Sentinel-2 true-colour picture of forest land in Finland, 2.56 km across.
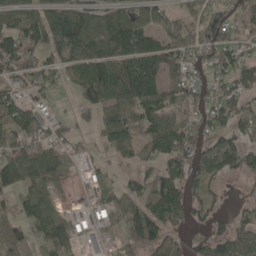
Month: May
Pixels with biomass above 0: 71%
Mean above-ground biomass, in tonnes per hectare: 76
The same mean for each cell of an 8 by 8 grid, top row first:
60 109 105 94 73 60 83 62
95 102 150 142 161 98 86 79
57 51 114 126 200 55 42 74
94 37 36 94 109 66 65 69
99 65 22 81 82 106 62 64
102 75 18 23 56 83 64 47
46 51 20 70 95 96 50 17
100 92 38 11 99 67 60 63
